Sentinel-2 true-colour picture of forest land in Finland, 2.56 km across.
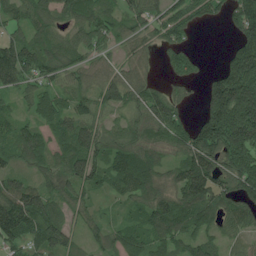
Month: July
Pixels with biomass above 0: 81%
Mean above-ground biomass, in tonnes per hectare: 76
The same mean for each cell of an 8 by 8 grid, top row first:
53 74 75 52 67 63 52 89
112 63 65 40 45 61 0 112
88 61 46 51 35 44 50 202
41 71 81 47 79 61 108 182
78 71 108 67 69 66 149 129
55 51 99 79 111 70 151 112
145 90 51 21 66 102 87 66
83 95 32 54 90 81 63 28
